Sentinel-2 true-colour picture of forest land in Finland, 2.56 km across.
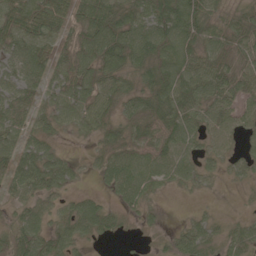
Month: May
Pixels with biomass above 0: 82%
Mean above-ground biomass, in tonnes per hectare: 45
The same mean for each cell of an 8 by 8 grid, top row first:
69 65 48 72 56 87 56 24
54 36 67 83 70 75 50 40
49 44 67 48 38 67 65 51
54 39 56 37 49 65 48 44
48 38 6 48 58 62 32 18
57 79 16 58 50 37 21 18
29 28 42 26 27 0 5 3
68 50 31 15 4 33 37 47
